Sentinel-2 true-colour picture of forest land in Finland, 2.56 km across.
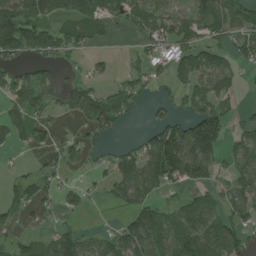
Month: July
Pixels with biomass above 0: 61%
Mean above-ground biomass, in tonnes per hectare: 68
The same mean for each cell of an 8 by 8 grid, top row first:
123 80 88 62 77 70 96 73
141 91 57 10 42 83 78 62
67 60 34 26 61 56 98 43
55 39 90 141 22 38 104 26
29 31 33 23 50 159 144 54
27 41 12 64 98 89 57 71
51 22 39 23 94 65 100 73
43 52 98 75 139 101 106 80
